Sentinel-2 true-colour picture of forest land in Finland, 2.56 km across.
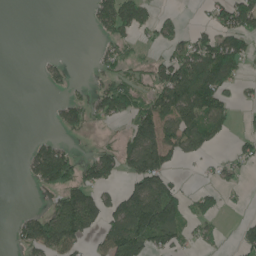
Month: June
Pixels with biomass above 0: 43%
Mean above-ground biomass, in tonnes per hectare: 60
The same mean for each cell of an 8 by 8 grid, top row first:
0 0 0 128 80 22 32 144
0 0 0 42 18 53 108 76
0 25 5 56 29 153 155 46
0 6 70 74 92 135 108 15
0 59 6 32 139 90 58 29
1 142 85 53 141 40 13 23
3 45 177 83 194 110 58 9
35 138 76 98 132 70 29 30
